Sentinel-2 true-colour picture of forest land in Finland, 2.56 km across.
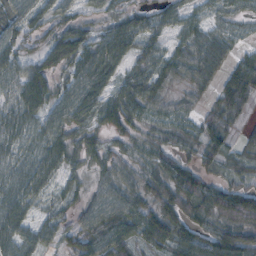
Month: October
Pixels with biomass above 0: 87%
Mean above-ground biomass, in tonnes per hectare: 47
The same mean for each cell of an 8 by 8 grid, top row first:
43 42 30 31 35 39 27 22
46 50 80 77 40 34 65 19
55 61 67 45 57 42 47 69
39 62 68 59 39 27 27 56
35 47 44 27 23 39 58 28
39 42 25 36 49 69 36 33
50 16 29 58 52 69 66 94
47 33 51 72 55 71 57 69
